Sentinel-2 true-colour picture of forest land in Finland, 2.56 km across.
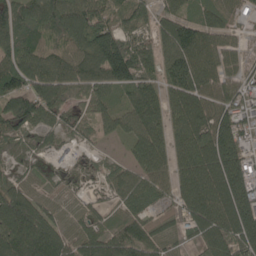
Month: May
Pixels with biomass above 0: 90%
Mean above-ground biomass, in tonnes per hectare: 97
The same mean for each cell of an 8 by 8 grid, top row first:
132 140 135 112 76 84 74 53
111 104 108 178 79 143 105 49
128 136 115 126 94 143 104 70
132 103 68 72 116 102 120 94
49 52 52 22 108 92 148 121
41 33 65 66 89 88 119 159
160 67 46 52 58 52 128 165
138 124 76 80 83 47 93 141
